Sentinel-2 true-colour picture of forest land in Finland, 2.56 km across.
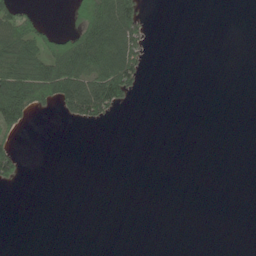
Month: June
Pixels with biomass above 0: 20%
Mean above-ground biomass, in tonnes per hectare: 25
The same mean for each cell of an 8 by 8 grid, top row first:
63 4 57 138 36 0 0 0
89 68 150 127 44 0 0 0
96 124 110 128 19 0 0 0
104 16 106 48 0 0 0 0
26 0 0 0 0 0 0 0
37 0 0 0 0 0 0 0
0 0 0 0 0 0 0 0
0 0 0 0 0 0 0 0
